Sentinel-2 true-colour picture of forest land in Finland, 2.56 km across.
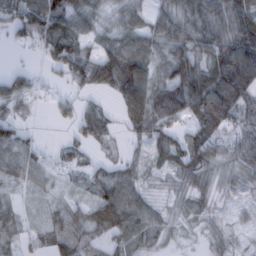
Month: February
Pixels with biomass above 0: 80%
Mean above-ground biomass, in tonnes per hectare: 50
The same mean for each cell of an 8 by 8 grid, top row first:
58 112 66 20 28 56 65 77
16 67 65 46 49 54 67 95
58 16 49 99 93 74 100 121
53 12 42 22 99 89 119 66
70 8 35 24 36 63 69 44
34 25 20 51 28 41 46 36
22 19 29 82 45 18 18 12
40 40 41 38 43 10 21 9
